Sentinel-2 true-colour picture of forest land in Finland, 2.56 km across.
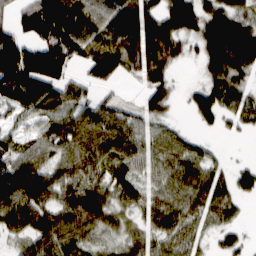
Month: March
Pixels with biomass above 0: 80%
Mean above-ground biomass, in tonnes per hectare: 66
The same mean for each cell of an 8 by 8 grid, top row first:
60 133 100 83 94 110 85 61
122 103 76 90 103 55 91 116
146 127 37 40 50 24 62 54
52 54 53 56 50 13 73 62
44 64 85 78 61 55 20 2
112 81 59 46 38 73 68 44
88 70 87 54 48 73 71 27
25 70 50 26 46 63 24 30
